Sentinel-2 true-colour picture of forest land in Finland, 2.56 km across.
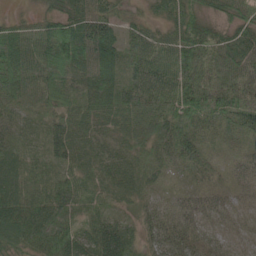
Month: June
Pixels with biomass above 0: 98%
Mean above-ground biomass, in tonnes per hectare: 47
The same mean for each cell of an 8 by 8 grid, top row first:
15 43 62 45 27 58 40 50
64 76 76 52 53 58 71 65
69 56 29 56 56 60 77 68
26 35 33 41 61 64 61 63
31 41 43 17 36 60 25 24
51 33 45 24 23 14 26 27
64 55 37 28 31 44 36 21
64 67 64 82 51 67 41 21
